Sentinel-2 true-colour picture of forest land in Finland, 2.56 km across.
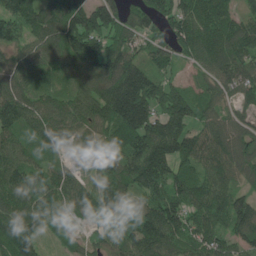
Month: June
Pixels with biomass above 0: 93%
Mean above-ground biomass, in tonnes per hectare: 125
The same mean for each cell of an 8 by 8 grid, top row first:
127 149 176 136 114 148 140 91
98 128 174 146 93 116 127 132
125 74 103 200 176 59 86 148
142 136 137 182 212 210 78 68
85 88 72 109 192 200 120 117
114 98 66 141 182 131 114 94
123 103 85 137 122 148 142 138
143 38 43 74 193 125 135 103
